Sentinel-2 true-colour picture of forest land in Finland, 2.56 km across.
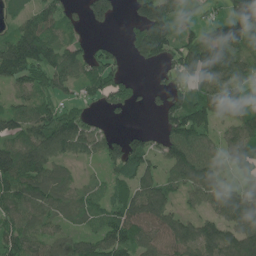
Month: June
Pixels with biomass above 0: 77%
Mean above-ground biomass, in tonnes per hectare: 100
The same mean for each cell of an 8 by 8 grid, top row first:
58 92 57 99 146 138 37 148
162 123 57 48 152 116 177 115
97 100 78 105 10 78 148 110
93 93 61 42 20 129 145 108
113 156 122 91 84 145 84 95
167 124 33 66 102 91 116 61
114 105 84 89 124 60 65 119
118 78 71 131 95 119 113 114
